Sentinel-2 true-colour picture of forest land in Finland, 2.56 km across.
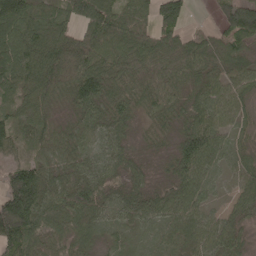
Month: May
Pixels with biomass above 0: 94%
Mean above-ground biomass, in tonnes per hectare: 71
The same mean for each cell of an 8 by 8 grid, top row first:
135 69 76 84 63 94 7 130
100 96 94 80 89 99 55 50
82 91 119 84 90 68 55 45
53 48 63 75 40 47 67 42
41 51 52 61 22 62 91 31
107 75 75 60 42 71 59 55
171 103 115 68 75 86 38 51
97 73 62 36 31 56 57 49
